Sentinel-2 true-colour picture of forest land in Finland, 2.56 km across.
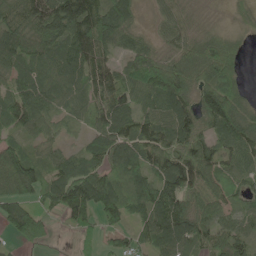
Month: May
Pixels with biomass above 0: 88%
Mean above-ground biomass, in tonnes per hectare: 84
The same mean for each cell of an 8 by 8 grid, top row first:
94 126 156 121 16 49 10 20
117 106 142 67 67 54 88 32
82 83 88 81 97 128 92 44
101 70 51 114 75 121 109 92
72 54 30 107 105 91 83 110
179 74 117 79 95 149 91 68
100 52 119 111 113 130 81 55
42 33 22 39 54 116 69 70
